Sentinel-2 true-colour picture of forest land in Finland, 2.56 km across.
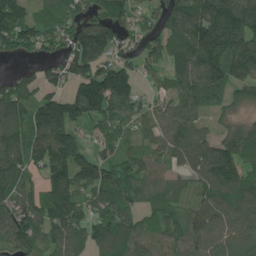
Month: June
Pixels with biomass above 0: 86%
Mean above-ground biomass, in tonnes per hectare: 129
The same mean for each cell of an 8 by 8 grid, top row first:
155 80 94 137 75 142 198 201
101 82 189 147 100 116 230 193
76 87 148 212 57 88 165 133
155 217 167 154 90 113 68 54
157 177 120 95 85 142 101 131
139 118 174 136 116 73 157 136
135 156 133 131 84 82 136 128
125 103 114 188 114 95 128 120
